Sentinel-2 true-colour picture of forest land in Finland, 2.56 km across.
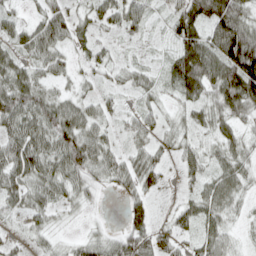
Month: April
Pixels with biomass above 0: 84%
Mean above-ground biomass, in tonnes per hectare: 44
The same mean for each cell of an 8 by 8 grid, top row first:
23 47 27 40 42 49 85 66
39 61 23 17 6 46 81 119
60 35 19 14 24 57 77 119
81 70 53 23 29 20 45 54
66 60 82 27 30 30 25 41
67 62 54 44 56 15 39 47
33 39 24 1 45 23 48 22
17 20 24 35 64 41 47 16
